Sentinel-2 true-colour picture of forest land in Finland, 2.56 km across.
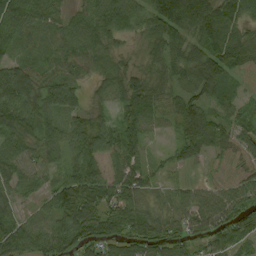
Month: August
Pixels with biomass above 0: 91%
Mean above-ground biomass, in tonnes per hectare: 68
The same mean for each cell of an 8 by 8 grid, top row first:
82 45 40 99 89 149 110 72
43 42 57 46 23 74 89 109
101 70 50 72 48 58 99 58
87 87 63 46 92 63 59 35
68 82 98 83 71 42 74 54
58 52 87 60 66 18 36 67
40 51 98 67 62 60 65 72
78 71 73 71 85 58 56 64
